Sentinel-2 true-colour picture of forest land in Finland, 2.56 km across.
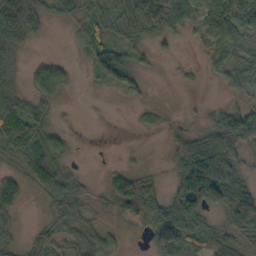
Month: October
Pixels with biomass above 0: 67%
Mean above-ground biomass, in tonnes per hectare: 40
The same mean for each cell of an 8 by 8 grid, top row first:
119 43 34 43 109 56 53 52
52 1 17 64 19 10 29 38
21 61 5 66 22 2 9 33
63 23 1 1 14 3 12 65
61 58 1 0 0 30 56 79
32 74 15 31 24 47 136 28
35 21 28 23 63 81 81 112
23 47 44 21 10 104 38 26
